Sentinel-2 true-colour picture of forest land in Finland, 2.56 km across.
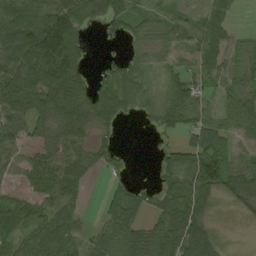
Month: August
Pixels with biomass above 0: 77%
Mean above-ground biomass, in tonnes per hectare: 63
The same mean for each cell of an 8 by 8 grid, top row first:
104 102 87 63 34 24 45 7
139 161 65 5 39 36 62 22
128 124 62 58 68 62 48 46
101 95 83 88 38 98 52 85
55 63 55 26 1 36 80 31
38 88 58 30 0 72 109 85
52 71 39 65 57 79 48 33
59 100 49 79 85 90 80 1
